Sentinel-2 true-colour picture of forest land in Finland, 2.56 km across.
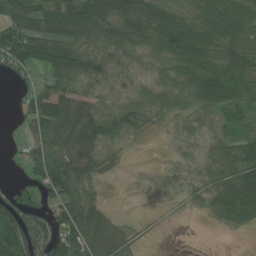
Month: July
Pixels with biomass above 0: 77%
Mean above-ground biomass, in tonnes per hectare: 48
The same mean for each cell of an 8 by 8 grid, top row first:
74 81 80 64 56 43 58 62
75 71 59 50 48 78 73 61
14 40 53 43 36 57 82 55
14 95 77 50 48 36 44 36
7 83 78 41 5 18 28 42
4 72 67 10 9 20 37 62
73 39 78 13 1 4 28 68
108 79 81 60 9 0 0 0
